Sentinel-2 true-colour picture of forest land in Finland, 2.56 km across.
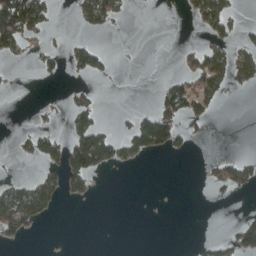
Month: March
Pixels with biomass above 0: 22%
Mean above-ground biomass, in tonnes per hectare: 21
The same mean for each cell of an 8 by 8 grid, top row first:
154 43 21 41 0 1 55 11
35 11 27 5 0 4 31 28
1 8 8 5 0 29 59 29
0 5 40 2 24 47 29 0
13 49 71 49 57 34 3 0
7 26 43 2 0 0 13 43
83 30 0 0 0 0 0 1
11 0 0 0 0 0 10 39
